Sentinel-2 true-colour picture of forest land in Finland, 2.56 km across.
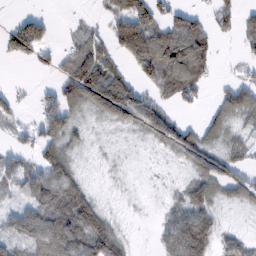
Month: February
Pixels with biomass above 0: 65%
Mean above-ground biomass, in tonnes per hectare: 51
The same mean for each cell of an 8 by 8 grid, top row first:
2 0 4 56 110 49 28 45
62 17 53 59 153 119 66 16
3 7 109 95 50 104 30 25
24 64 48 119 94 28 22 75
19 64 25 9 16 68 45 30
53 83 32 6 3 8 78 52
46 93 89 10 3 40 66 25
64 93 92 100 1 96 85 43
